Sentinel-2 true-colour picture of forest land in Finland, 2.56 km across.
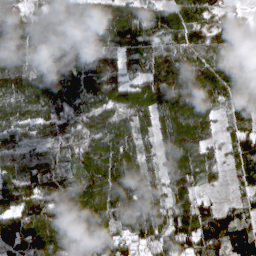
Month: April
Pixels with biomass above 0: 94%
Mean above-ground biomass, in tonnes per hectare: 120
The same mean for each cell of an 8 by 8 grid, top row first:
97 102 111 145 112 137 99 50
138 113 144 108 108 120 108 91
165 153 166 115 105 184 156 139
143 123 129 122 122 162 111 81
96 77 97 134 88 140 95 84
130 110 104 172 117 102 71 55
115 136 153 159 128 130 67 53
154 170 165 138 94 143 129 107
